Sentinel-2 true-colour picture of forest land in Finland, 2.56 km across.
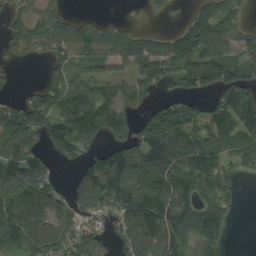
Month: August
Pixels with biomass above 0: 72%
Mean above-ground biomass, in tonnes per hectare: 111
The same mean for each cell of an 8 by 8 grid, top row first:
71 121 55 37 23 20 141 65
66 90 113 110 116 109 113 81
14 82 64 98 102 85 144 143
117 128 163 150 78 130 80 173
168 89 103 98 141 125 126 94
173 91 83 191 207 164 125 57
180 162 107 130 210 175 144 24
114 195 135 63 165 113 92 0
